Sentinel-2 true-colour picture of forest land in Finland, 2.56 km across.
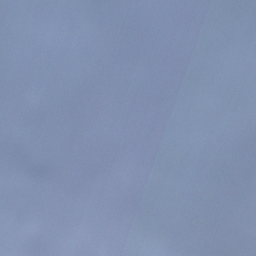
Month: December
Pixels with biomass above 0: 92%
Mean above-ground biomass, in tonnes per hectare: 103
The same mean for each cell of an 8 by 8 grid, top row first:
78 74 118 112 106 130 140 117
129 152 110 78 122 58 109 149
171 67 130 16 53 29 86 113
156 148 173 133 110 59 54 150
92 160 194 108 131 80 62 89
56 86 130 119 79 99 49 61
106 72 107 115 128 176 113 45
95 78 83 106 33 121 57 106
